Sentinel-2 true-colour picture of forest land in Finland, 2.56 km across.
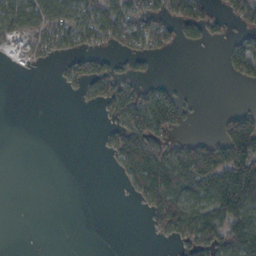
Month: October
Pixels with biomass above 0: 41%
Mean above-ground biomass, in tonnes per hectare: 43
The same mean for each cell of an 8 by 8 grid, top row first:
76 74 78 96 78 90 59 69
28 48 51 36 48 25 12 58
0 0 55 67 20 7 0 29
0 0 1 41 121 83 1 42
0 0 0 43 101 50 62 124
0 0 0 4 107 90 87 151
0 0 0 0 30 103 89 96
0 0 0 0 2 31 81 110
